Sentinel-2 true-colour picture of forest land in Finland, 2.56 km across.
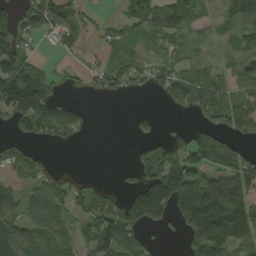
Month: August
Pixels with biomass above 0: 63%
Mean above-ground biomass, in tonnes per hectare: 87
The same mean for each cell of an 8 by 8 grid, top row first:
74 167 60 15 117 117 23 117
126 20 54 44 36 53 17 60
197 88 36 95 68 99 84 71
152 118 33 0 15 31 114 140
50 39 15 0 44 73 129 56
50 65 33 2 103 175 115 176
96 131 71 99 195 127 260 203
95 93 76 162 60 7 211 125
